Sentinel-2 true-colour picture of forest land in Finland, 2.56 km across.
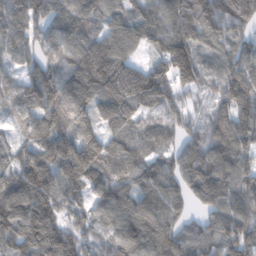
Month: February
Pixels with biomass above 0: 95%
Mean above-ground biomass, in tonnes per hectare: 144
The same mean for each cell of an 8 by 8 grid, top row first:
179 139 154 105 113 139 190 199
117 117 145 164 78 207 97 127
87 184 171 244 212 169 111 201
104 160 151 195 108 102 99 170
90 169 238 112 93 81 138 144
155 179 195 117 143 121 164 134
198 197 111 126 143 99 107 122
156 185 129 108 151 128 111 148
